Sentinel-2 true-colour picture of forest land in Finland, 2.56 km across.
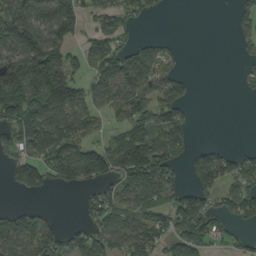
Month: August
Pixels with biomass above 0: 58%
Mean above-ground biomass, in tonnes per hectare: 84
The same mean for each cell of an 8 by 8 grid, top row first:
142 145 121 87 44 0 0 55
134 187 43 112 52 8 0 33
198 230 78 129 99 66 0 19
145 174 99 56 103 96 0 0
75 130 92 70 159 97 20 5
72 97 106 108 181 58 131 85
35 11 26 106 80 102 87 107
90 93 69 86 109 100 87 33
